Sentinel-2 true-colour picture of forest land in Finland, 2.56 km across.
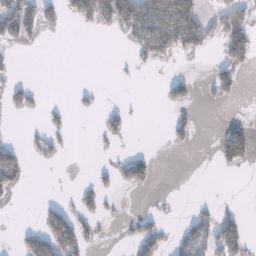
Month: January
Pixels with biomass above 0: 23%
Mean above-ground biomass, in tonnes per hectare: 29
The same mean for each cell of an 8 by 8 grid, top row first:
89 39 62 92 84 128 38 74
19 0 0 0 68 82 31 87
14 0 0 2 1 34 19 26
21 16 9 21 1 20 1 0
18 28 0 9 0 18 0 85
65 0 1 23 49 0 0 4
3 25 33 4 1 2 14 9
13 81 65 2 64 21 69 51
